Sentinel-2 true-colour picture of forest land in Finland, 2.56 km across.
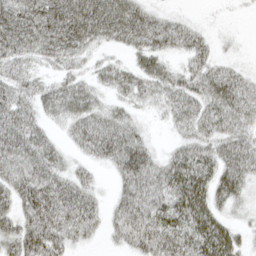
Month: April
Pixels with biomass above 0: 80%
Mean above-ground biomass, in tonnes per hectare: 49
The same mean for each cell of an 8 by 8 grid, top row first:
79 96 101 100 53 18 2 2
63 64 51 25 50 36 35 6
46 24 31 32 40 37 63 46
57 30 45 29 13 38 54 54
65 39 37 65 35 24 45 58
54 55 28 19 69 65 59 61
57 88 67 28 76 67 61 22
67 85 24 19 71 72 83 31
